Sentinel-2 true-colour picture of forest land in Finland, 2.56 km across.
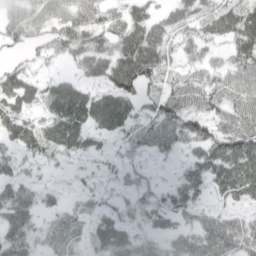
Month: April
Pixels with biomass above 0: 78%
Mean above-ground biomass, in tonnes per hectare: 48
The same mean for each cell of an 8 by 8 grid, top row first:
50 64 66 47 41 35 41 70
31 46 68 53 65 32 36 67
54 24 33 67 69 35 43 55
55 42 59 88 42 79 58 64
41 40 28 17 40 46 82 96
33 10 17 18 26 22 59 95
63 23 25 26 43 49 37 35
48 36 28 59 38 49 96 83
